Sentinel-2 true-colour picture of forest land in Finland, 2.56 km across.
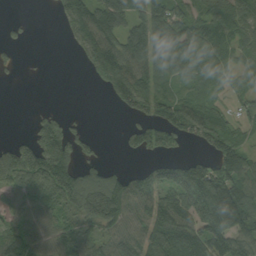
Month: September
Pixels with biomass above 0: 70%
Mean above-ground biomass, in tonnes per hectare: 88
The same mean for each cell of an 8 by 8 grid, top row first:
6 2 144 152 114 99 75 99
22 0 66 133 141 126 95 62
6 1 1 171 102 70 79 39
0 19 3 9 77 112 76 43
54 143 51 1 83 57 73 72
146 207 127 90 75 102 148 130
67 89 124 187 99 129 173 183
71 83 92 90 109 175 151 111
